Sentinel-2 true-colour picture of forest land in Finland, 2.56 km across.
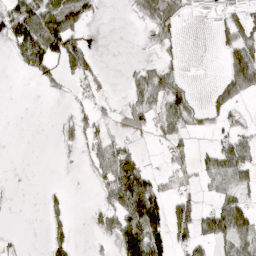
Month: April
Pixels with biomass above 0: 40%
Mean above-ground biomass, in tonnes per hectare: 37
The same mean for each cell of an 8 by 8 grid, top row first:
108 82 60 1 24 30 2 33
69 99 39 0 6 13 0 69
0 27 29 6 49 36 2 82
0 0 30 17 59 70 26 18
0 0 33 52 10 35 14 66
0 0 3 88 72 27 48 65
0 18 0 59 163 49 29 64
10 32 4 33 160 52 37 60
